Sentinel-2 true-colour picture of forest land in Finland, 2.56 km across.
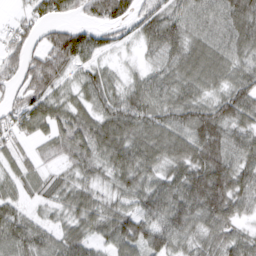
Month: March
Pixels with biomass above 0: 90%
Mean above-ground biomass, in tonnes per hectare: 68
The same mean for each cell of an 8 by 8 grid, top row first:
24 63 34 89 62 55 65 103
62 77 113 33 34 65 70 74
43 108 48 43 47 69 65 67
58 85 67 81 81 76 78 85
34 44 86 101 87 88 118 72
47 33 43 60 72 68 129 81
54 36 68 52 74 94 110 58
74 52 69 73 91 67 53 56
